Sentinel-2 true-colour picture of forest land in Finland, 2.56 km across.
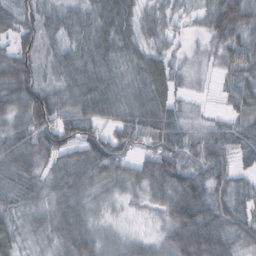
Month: October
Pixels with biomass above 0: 91%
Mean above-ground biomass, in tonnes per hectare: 49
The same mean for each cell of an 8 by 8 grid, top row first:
59 29 38 65 34 32 51 75
51 31 41 50 39 19 31 50
88 32 39 37 59 33 9 41
57 91 62 30 64 38 10 32
58 69 65 57 44 72 74 44
45 44 67 56 58 77 61 34
39 45 54 18 23 89 67 44
39 39 75 28 25 67 87 45
